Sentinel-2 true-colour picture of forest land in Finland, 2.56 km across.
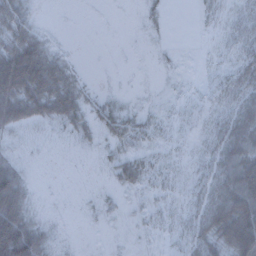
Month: December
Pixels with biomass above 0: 59%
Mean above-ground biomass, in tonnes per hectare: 28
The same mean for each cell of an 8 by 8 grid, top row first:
43 1 0 0 3 0 11 24
70 36 1 0 1 2 2 25
99 80 17 1 1 3 7 41
67 49 34 30 13 7 18 57
11 4 8 15 15 12 31 82
52 0 0 13 30 17 40 97
71 2 1 6 9 15 61 112
151 24 0 1 3 14 56 106
